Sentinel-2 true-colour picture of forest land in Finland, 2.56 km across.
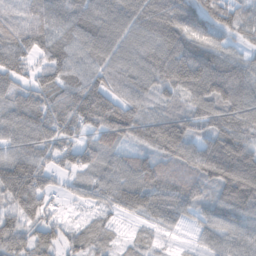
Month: November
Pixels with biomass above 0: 90%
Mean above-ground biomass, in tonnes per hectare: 87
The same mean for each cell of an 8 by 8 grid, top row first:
58 98 116 108 126 131 107 66
110 92 84 95 96 120 93 43
90 89 92 82 90 117 146 108
106 118 154 132 62 66 99 114
89 86 73 58 72 107 80 105
167 77 56 82 77 48 81 142
80 66 18 59 76 83 65 112
85 67 48 33 31 10 45 76
